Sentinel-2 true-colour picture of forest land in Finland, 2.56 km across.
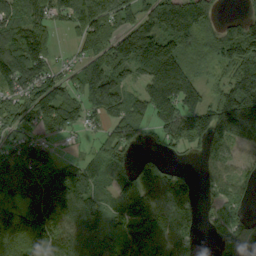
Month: September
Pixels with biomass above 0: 81%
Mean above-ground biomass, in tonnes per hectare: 124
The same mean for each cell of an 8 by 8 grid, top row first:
122 104 150 138 111 181 98 47
158 84 81 157 215 164 70 193
164 148 110 182 141 268 56 212
131 189 125 121 112 207 170 257
85 55 18 104 32 106 137 84
118 139 111 78 85 77 57 72
140 213 145 79 125 114 41 74
164 148 123 124 151 127 13 159
